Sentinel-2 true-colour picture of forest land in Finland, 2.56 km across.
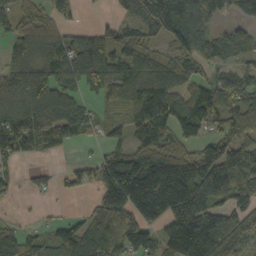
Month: October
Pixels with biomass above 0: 76%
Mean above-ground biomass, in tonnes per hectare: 86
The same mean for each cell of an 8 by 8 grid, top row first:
74 68 13 6 82 153 90 20
94 123 128 109 67 65 89 67
103 101 128 115 111 78 54 62
103 133 62 27 96 69 66 68
114 71 26 44 96 79 82 77
31 25 46 139 162 181 163 119
5 6 9 128 151 164 127 95
75 48 118 85 102 149 79 90
